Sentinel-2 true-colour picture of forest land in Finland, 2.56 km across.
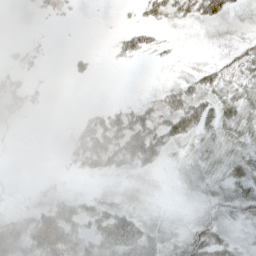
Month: April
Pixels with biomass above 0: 66%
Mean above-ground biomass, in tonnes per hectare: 23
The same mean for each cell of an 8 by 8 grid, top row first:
0 13 2 1 17 28 40 17
8 5 2 9 23 7 9 25
19 3 9 0 2 20 35 33
18 3 5 22 34 63 44 42
4 1 36 47 63 31 25 33
2 3 12 19 16 13 26 33
12 31 31 34 19 6 24 33
57 71 34 58 41 25 47 18
